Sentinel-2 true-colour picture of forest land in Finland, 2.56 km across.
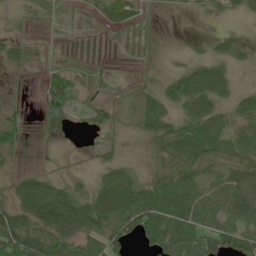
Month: June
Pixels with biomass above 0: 66%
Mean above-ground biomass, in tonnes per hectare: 34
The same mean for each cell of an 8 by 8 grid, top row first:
3 13 3 30 11 2 11 13
28 6 0 2 7 1 13 20
2 21 19 5 12 37 56 10
11 4 12 21 43 36 42 44
27 1 1 22 26 62 61 39
23 17 11 34 25 61 41 50
54 90 73 84 96 72 56 58
89 78 65 62 48 84 63 57
